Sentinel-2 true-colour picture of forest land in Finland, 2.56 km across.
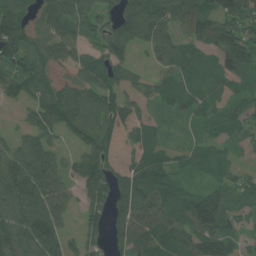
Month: July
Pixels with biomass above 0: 85%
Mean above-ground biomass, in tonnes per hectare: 76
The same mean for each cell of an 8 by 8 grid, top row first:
74 94 82 65 125 95 91 102
92 84 76 86 54 77 65 118
82 44 73 65 34 63 48 57
15 85 103 106 53 40 51 64
60 74 56 107 70 32 47 45
125 90 70 81 90 54 37 49
104 91 38 89 105 113 148 67
103 104 62 51 89 79 98 64
